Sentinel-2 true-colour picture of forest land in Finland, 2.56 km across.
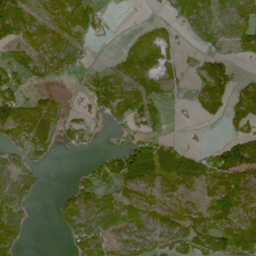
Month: June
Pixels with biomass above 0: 62%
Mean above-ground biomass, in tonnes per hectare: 58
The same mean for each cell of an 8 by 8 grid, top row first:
105 81 76 12 5 43 91 82
66 103 47 6 72 31 35 50
55 41 20 66 71 42 88 31
102 80 21 66 72 7 50 69
63 62 30 10 62 28 17 88
76 7 20 64 83 88 76 71
70 3 108 78 81 54 68 76
64 0 79 73 84 78 92 79
